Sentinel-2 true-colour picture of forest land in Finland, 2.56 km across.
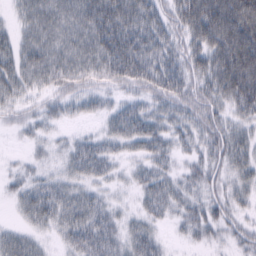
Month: February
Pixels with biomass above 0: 84%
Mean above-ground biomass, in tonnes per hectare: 39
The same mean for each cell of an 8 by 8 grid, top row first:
19 47 48 69 60 47 84 85
38 48 47 73 70 43 64 89
42 38 40 44 61 63 54 86
22 22 19 26 38 40 44 40
4 14 23 26 42 29 36 40
12 17 30 20 29 25 32 33
16 50 42 21 26 27 30 22
34 14 47 42 40 5 17 23
